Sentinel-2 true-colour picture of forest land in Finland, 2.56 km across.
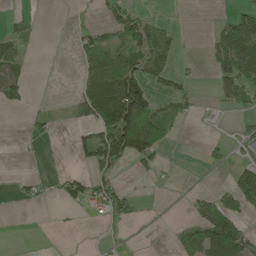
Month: May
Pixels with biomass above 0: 33%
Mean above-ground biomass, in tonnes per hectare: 39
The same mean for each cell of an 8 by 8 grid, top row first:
9 0 0 38 26 2 2 58
47 0 29 75 69 28 33 127
48 0 22 91 97 39 10 109
10 16 39 133 135 64 4 30
2 8 40 136 103 11 19 24
9 10 31 45 13 4 1 73
2 3 21 58 6 0 89 72
0 0 0 2 0 24 166 143
